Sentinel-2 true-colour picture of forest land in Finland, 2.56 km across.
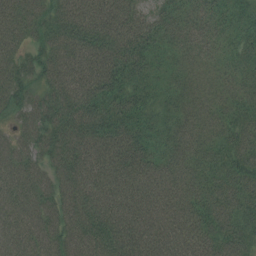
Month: July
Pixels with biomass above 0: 98%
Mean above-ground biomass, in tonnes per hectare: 72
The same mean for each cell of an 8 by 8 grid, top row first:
88 62 83 87 52 56 60 50
68 64 93 89 72 42 35 47
77 59 87 102 58 38 29 41
54 78 105 96 65 48 44 50
65 69 97 104 70 55 54 61
92 59 93 101 83 65 58 72
94 70 100 95 91 74 70 63
94 77 84 115 91 83 73 64
